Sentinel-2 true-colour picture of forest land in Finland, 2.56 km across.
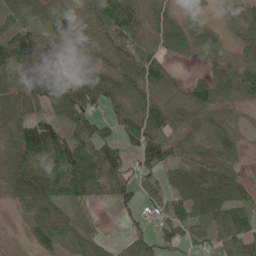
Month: June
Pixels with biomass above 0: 83%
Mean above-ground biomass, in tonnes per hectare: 64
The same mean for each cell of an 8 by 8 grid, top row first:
54 60 47 122 49 32 10 45
98 56 48 64 47 70 44 39
74 111 83 71 87 32 74 93
60 47 83 35 70 71 69 19
83 121 86 63 102 56 64 31
106 138 148 95 48 54 98 49
16 59 30 14 32 69 96 80
1 62 42 16 67 84 45 90
